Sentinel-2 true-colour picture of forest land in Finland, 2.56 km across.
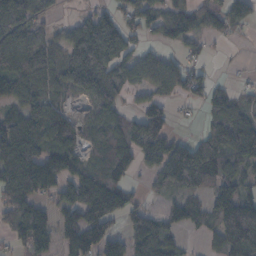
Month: November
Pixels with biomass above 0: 72%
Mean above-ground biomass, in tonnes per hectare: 86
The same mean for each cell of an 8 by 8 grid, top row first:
119 65 32 57 70 79 79 51
105 79 186 133 27 37 15 3
97 91 146 141 51 63 40 8
73 83 24 76 73 19 55 82
159 98 57 98 92 74 89 136
136 80 98 94 28 192 134 87
83 54 138 126 51 67 94 211
55 80 131 84 128 41 32 202
